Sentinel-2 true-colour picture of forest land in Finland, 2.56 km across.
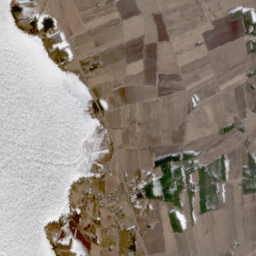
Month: April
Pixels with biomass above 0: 22%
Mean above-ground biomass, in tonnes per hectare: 17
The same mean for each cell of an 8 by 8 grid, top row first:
43 52 0 2 0 0 0 73
2 74 10 1 0 2 2 30
0 4 12 1 0 0 0 11
0 0 10 17 0 6 2 5
0 0 0 7 1 34 8 22
0 0 9 7 55 109 77 47
0 6 30 13 46 87 54 3
0 17 18 10 20 30 4 3
